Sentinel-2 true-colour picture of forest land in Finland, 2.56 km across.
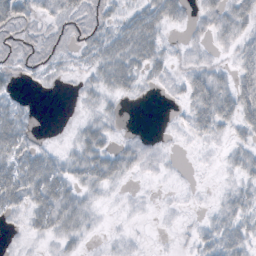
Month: October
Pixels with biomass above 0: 65%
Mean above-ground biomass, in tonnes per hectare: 20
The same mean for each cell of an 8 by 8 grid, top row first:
33 17 26 20 38 20 20 34
17 21 21 41 45 7 10 24
9 9 8 39 21 11 39 31
26 0 7 11 0 4 49 40
44 8 28 19 12 3 9 17
53 56 31 33 7 2 1 19
23 53 29 3 3 3 5 29
3 13 16 4 2 3 29 36
